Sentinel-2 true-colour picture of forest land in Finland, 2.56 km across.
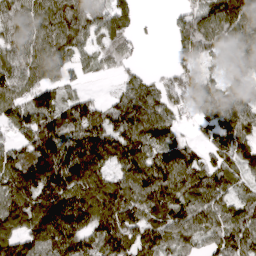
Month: April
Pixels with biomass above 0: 86%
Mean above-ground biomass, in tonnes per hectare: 111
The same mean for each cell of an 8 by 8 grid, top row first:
105 124 113 113 10 37 116 141
100 119 88 96 13 62 107 118
125 93 38 26 73 93 64 91
128 159 117 87 170 76 91 131
74 183 140 150 138 90 49 132
133 148 145 96 143 144 107 85
142 172 160 159 133 123 122 97
113 153 135 167 125 107 88 127
